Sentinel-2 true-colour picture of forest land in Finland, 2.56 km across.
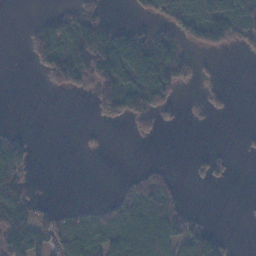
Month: November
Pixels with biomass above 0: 41%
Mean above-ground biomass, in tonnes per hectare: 47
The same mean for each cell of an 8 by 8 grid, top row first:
0 29 98 9 23 78 106 121
0 100 120 141 134 80 36 22
0 33 84 139 155 85 6 0
0 0 0 66 89 11 9 0
65 0 3 0 4 0 1 2
79 0 0 0 36 11 17 0
131 17 18 36 105 49 1 1
97 61 77 102 159 98 73 0
